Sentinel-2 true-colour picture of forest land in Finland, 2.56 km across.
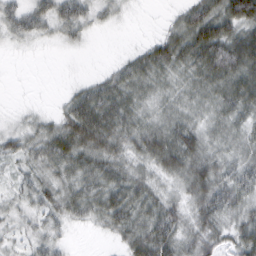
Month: February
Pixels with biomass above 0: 84%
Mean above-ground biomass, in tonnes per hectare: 42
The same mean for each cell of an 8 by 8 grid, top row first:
42 45 44 19 1 21 68 77
9 6 11 0 26 62 83 79
0 0 12 39 51 39 59 69
8 13 67 66 41 42 39 49
35 54 67 57 58 69 45 41
24 41 48 53 42 45 68 48
25 40 46 67 55 41 61 45
21 35 1 15 65 52 53 53
